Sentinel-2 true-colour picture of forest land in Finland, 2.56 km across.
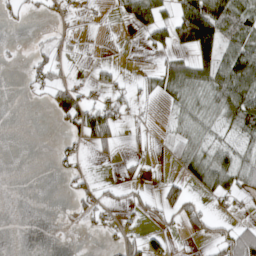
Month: April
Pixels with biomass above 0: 40%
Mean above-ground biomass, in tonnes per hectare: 33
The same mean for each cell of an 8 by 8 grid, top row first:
15 13 15 10 76 76 166 69
4 22 5 2 16 41 114 83
2 41 9 23 15 75 74 111
0 18 88 60 5 23 39 86
0 1 34 28 1 28 32 31
0 3 26 1 13 22 68 63
0 0 27 25 24 60 23 16
0 0 1 12 39 8 31 81
